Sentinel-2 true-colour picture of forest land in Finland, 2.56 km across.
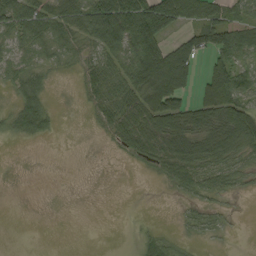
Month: September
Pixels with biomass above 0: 58%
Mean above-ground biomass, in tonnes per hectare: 39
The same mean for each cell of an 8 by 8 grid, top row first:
62 55 59 124 89 78 70 38
33 34 30 66 76 70 67 68
34 18 21 56 79 132 76 66
42 33 4 48 80 109 96 81
5 5 0 15 60 73 68 68
0 0 0 0 5 48 46 28
0 0 0 0 0 4 18 1
0 0 0 0 22 14 10 0
